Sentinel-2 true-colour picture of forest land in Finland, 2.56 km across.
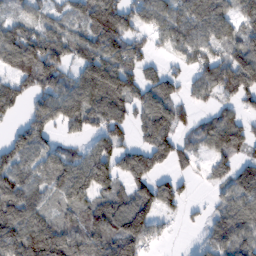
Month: February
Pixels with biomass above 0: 77%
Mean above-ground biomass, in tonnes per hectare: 96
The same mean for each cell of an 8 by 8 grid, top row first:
53 56 84 177 87 103 124 89
145 152 88 119 64 81 88 101
89 115 108 156 79 65 114 153
61 116 145 127 101 84 50 64
106 56 37 92 86 89 80 92
96 92 130 102 98 68 33 89
149 61 98 113 129 49 29 96
150 177 119 147 111 4 52 94
